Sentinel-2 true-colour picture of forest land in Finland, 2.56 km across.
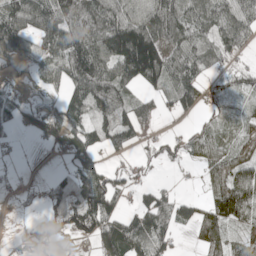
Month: May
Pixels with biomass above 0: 73%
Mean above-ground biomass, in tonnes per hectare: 66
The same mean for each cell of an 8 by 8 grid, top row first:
110 109 100 97 101 90 80 93
92 79 131 154 220 79 64 57
24 46 99 119 105 84 50 45
50 53 68 81 52 37 22 23
10 30 67 45 27 35 57 31
11 11 86 58 17 5 41 72
9 61 138 71 63 71 54 94
12 62 43 109 100 40 73 40
